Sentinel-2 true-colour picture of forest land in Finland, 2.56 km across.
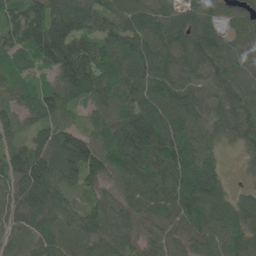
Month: June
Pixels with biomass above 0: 96%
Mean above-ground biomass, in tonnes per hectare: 92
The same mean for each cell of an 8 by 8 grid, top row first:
90 159 132 92 93 70 78 47
99 192 126 93 118 109 113 36
59 60 154 113 107 91 55 64
59 90 35 85 113 104 63 93
66 98 103 99 166 127 37 55
110 124 106 70 114 138 104 15
91 103 68 71 88 117 116 81
26 92 85 87 63 65 88 95
